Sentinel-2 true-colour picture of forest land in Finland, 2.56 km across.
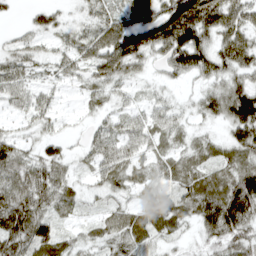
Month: April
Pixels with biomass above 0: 85%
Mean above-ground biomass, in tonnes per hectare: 49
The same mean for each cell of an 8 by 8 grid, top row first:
6 29 16 43 90 148 105 76
30 18 46 95 112 124 76 95
51 21 28 54 19 23 43 47
22 27 10 21 22 23 46 114
51 38 11 29 30 28 29 76
63 56 17 39 23 41 43 81
88 40 22 24 41 51 85 108
73 70 21 29 38 20 37 59
